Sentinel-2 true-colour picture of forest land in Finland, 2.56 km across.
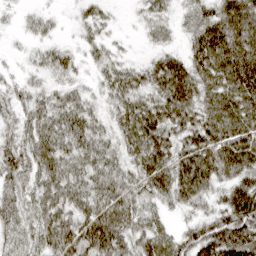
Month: March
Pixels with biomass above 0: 89%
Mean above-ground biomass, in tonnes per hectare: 49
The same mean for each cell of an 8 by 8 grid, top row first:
13 19 19 15 24 22 45 78
7 28 23 23 11 20 73 72
23 27 22 44 45 84 59 79
39 46 52 34 67 68 57 69
55 59 51 36 74 49 63 77
63 51 50 49 56 68 64 63
52 51 47 60 42 30 29 88
41 51 60 64 48 44 80 92
